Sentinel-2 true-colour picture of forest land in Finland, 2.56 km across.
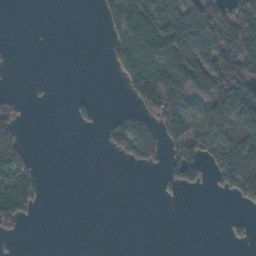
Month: November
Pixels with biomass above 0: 36%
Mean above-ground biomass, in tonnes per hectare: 41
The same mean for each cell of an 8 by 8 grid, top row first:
0 0 0 49 95 96 111 107
0 0 0 35 113 129 120 173
0 0 0 4 114 92 102 154
20 0 9 7 53 109 90 92
41 0 0 31 85 54 62 110
87 1 0 0 0 39 19 122
104 1 0 0 0 0 0 7
5 0 0 0 0 0 0 5
